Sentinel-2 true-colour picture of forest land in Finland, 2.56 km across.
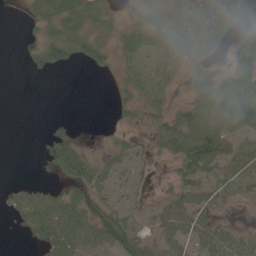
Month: June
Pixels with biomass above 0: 67%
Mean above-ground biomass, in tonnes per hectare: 42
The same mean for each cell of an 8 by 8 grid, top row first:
2 40 43 21 39 39 67 82
2 50 36 27 37 52 52 84
0 3 0 13 35 19 68 112
0 1 0 11 34 47 97 155
0 30 38 25 20 94 132 52
1 12 82 42 16 37 44 45
28 70 70 41 16 67 51 8
2 62 80 73 46 53 53 44
